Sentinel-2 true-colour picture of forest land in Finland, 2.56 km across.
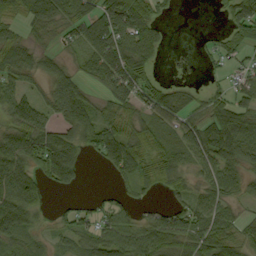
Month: September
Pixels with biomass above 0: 71%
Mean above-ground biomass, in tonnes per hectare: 58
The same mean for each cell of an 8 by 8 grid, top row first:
46 88 62 102 86 5 0 79
77 22 39 95 97 0 13 39
55 56 46 86 69 8 9 40
81 63 106 61 51 72 50 72
94 102 66 105 60 54 66 80
115 70 27 25 57 62 51 53
118 19 36 51 23 46 58 24
47 18 51 78 75 68 79 50
